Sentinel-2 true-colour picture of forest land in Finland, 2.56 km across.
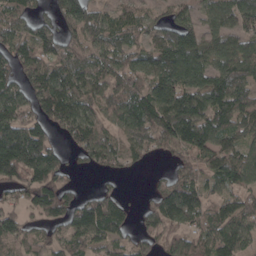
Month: April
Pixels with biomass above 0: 81%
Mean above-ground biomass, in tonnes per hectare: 99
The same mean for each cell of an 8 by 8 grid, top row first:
109 53 124 67 62 70 67 124
90 93 86 108 84 143 99 93
93 130 113 108 99 143 108 115
112 114 103 96 170 174 139 114
233 121 89 82 90 107 124 97
107 147 11 33 6 60 89 118
66 119 91 91 39 143 74 93
94 62 85 84 68 96 93 123
